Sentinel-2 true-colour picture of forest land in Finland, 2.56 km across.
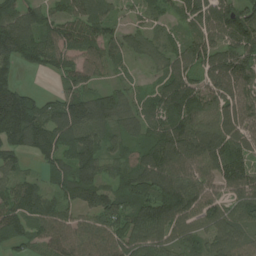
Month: July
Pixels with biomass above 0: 90%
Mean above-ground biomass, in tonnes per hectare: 111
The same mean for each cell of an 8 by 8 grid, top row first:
133 92 101 70 49 63 132 149
204 129 96 80 79 74 132 157
98 14 76 38 20 128 104 144
270 102 147 141 83 148 107 123
141 143 169 75 89 149 139 120
79 63 147 67 142 144 100 128
133 104 93 111 118 161 108 104
87 91 97 108 119 98 99 89
